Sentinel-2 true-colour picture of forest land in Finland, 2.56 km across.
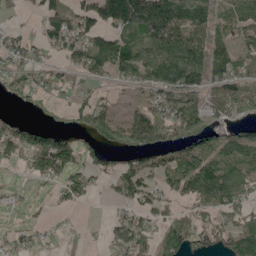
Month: May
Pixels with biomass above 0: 67%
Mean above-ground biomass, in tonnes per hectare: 74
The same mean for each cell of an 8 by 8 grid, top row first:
23 83 97 159 217 157 91 91
65 54 101 109 72 84 82 69
64 57 39 48 56 131 84 109
16 21 63 57 81 100 71 81
96 126 47 56 98 99 86 71
10 89 65 47 80 101 169 116
18 12 20 14 64 40 79 74
27 10 4 58 60 108 68 105
